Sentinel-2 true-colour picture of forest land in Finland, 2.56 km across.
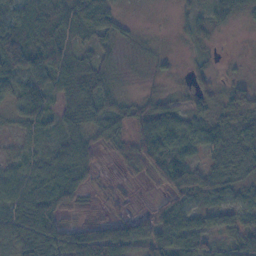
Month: November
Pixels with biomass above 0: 81%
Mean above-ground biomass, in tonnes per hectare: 43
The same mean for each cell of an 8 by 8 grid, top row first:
60 77 88 60 1 8 25 19
95 76 27 18 7 2 9 0
57 41 52 21 6 9 34 26
33 55 57 51 43 39 28 57
17 30 54 31 64 51 51 61
41 52 55 8 27 74 58 42
52 69 31 18 10 54 43 44
51 71 99 95 63 85 42 53
